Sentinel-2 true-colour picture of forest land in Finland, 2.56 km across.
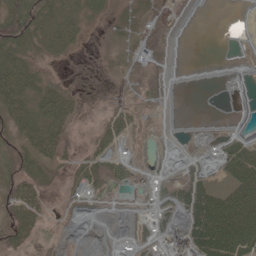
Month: May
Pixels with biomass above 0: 43%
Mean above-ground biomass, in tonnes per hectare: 23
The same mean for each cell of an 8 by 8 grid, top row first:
56 43 32 16 16 0 0 0
44 26 10 6 14 0 0 0
57 18 2 2 2 0 0 0
43 45 10 16 2 0 0 0
32 40 6 26 4 1 3 36
33 12 22 20 8 11 14 64
43 10 5 1 11 27 107 116
45 3 0 7 11 98 100 97
